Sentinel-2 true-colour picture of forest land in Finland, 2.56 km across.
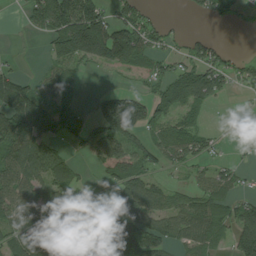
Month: July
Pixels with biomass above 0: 63%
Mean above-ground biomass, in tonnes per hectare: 73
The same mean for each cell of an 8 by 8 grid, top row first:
2 128 189 65 46 2 44 34
1 47 168 183 87 20 50 2
74 38 23 6 33 88 109 34
159 111 36 157 102 66 26 6
116 78 35 125 43 92 34 6
104 112 39 82 73 10 38 28
94 103 111 95 98 54 89 53
83 142 129 94 126 52 74 99
